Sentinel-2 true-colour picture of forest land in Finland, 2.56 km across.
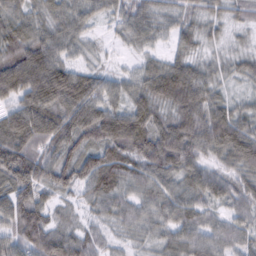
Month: February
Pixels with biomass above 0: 96%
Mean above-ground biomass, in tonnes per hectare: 68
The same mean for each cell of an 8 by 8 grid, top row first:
59 56 54 39 60 41 42 33
84 61 35 16 38 36 25 26
126 125 84 43 66 99 59 36
81 103 103 77 79 73 89 56
93 78 65 98 90 104 87 110
103 77 80 91 76 72 66 70
95 55 32 60 60 75 50 56
68 97 64 34 34 65 71 56
